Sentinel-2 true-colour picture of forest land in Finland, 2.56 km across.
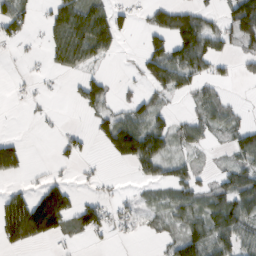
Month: February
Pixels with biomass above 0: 49%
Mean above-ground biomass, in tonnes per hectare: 47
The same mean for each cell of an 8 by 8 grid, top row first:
68 35 113 67 17 74 36 129
10 41 132 44 35 85 79 39
3 7 32 16 38 69 44 15
0 7 14 40 57 16 53 18
48 0 28 80 123 41 22 58
37 14 7 5 30 49 18 65
101 167 58 31 24 49 66 93
78 43 13 15 9 50 106 78
